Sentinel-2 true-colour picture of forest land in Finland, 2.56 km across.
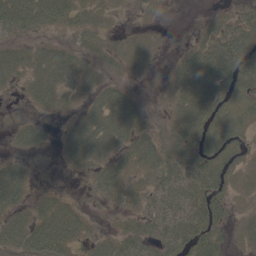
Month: May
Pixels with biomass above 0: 68%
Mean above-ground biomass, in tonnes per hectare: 27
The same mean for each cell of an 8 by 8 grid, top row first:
47 39 22 6 3 0 7 19
23 23 16 13 16 6 42 41
16 41 27 15 4 25 68 31
2 13 24 59 24 21 42 26
16 10 56 47 43 26 23 17
33 2 11 38 19 51 49 11
34 39 16 8 26 59 52 4
40 62 29 30 35 50 40 11
